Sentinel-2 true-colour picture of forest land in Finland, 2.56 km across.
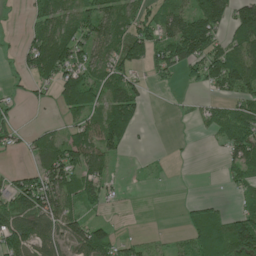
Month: June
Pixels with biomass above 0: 61%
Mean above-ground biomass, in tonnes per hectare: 55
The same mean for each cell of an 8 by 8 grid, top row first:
4 68 68 73 56 78 152 105
19 102 73 69 87 96 93 82
11 55 107 67 26 18 76 96
18 7 70 98 31 6 33 53
24 59 83 79 2 2 4 101
47 97 79 29 7 1 1 53
89 107 45 8 0 3 34 30
90 65 100 65 22 15 66 131
